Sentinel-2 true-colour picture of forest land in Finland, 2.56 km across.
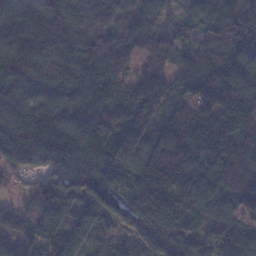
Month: January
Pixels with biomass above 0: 96%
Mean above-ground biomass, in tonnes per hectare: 135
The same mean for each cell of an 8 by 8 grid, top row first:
165 168 151 112 95 37 114 194
152 154 150 166 104 64 90 145
158 150 145 122 155 89 124 189
148 143 145 139 166 106 149 166
180 192 169 138 150 177 166 124
57 97 154 148 158 174 170 149
67 128 138 95 161 154 110 111
96 142 162 81 100 155 89 106
